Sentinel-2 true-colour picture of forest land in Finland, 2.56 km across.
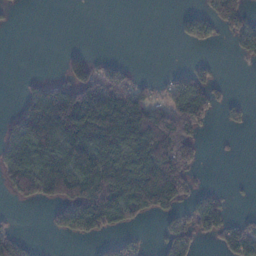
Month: January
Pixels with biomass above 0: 46%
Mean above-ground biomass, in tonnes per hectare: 83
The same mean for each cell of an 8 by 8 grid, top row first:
3 0 0 0 0 14 68 89
0 0 12 0 0 3 20 49
3 52 137 103 27 43 52 0
56 250 237 236 163 175 69 18
145 177 194 183 185 227 6 2
167 224 209 235 230 188 2 1
11 33 174 161 140 70 109 2
72 3 34 33 17 87 22 121
